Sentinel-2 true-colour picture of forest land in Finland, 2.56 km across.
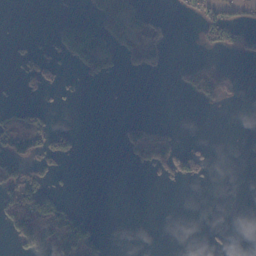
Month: November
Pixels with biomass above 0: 22%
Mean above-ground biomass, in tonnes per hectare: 32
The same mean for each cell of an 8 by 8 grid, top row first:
0 1 25 62 56 5 46 30
9 25 159 86 68 2 27 48
15 61 23 19 5 12 88 11
30 27 2 1 0 0 3 0
75 89 21 1 112 57 9 0
97 62 0 0 6 65 18 0
98 106 13 0 0 0 0 0
45 142 105 5 0 0 4 0
